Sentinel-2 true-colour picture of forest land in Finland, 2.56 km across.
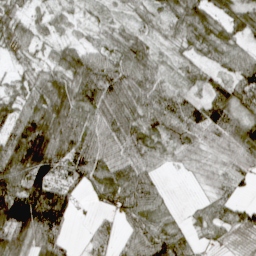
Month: April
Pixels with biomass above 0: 87%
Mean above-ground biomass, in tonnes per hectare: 58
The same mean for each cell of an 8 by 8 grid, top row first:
33 29 14 17 25 62 65 63
38 25 51 47 51 30 58 43
22 55 100 95 67 24 35 70
55 94 74 92 75 63 83 66
89 114 87 77 69 41 31 82
92 82 61 98 67 4 22 39
138 139 25 45 74 11 39 41
81 84 10 38 77 60 25 26
